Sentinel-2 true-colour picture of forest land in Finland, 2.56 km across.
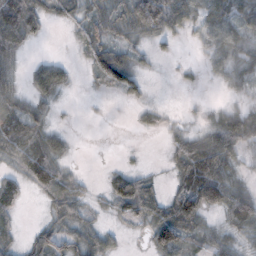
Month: November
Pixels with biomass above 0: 67%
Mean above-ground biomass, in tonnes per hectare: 40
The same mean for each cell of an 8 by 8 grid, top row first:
119 43 34 43 109 56 53 52
52 1 17 64 19 10 29 38
21 61 5 66 22 2 9 33
63 23 1 1 14 3 12 65
61 58 1 0 0 30 56 79
32 74 15 31 24 47 136 28
35 21 28 23 63 81 81 112
23 47 44 21 10 104 38 26
